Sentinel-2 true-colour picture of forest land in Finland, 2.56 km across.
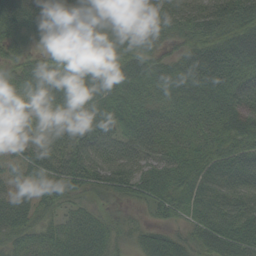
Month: September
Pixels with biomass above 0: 96%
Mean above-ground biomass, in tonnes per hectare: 70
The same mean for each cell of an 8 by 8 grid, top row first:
100 74 91 86 88 78 76 69
57 50 59 60 55 38 76 86
67 112 112 83 72 86 83 75
55 42 73 70 49 57 70 92
59 77 96 78 75 66 75 88
41 55 74 92 78 78 81 94
67 42 33 18 23 59 84 94
52 61 75 47 50 49 67 93
